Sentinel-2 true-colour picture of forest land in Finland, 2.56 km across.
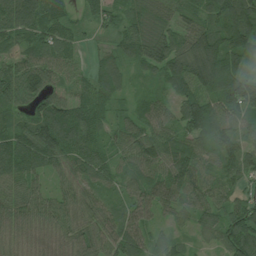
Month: July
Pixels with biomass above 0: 95%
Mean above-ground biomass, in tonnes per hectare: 77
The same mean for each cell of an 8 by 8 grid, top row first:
101 87 24 41 47 43 66 145
52 86 31 42 84 89 137 115
104 74 48 60 45 117 137 112
49 97 85 48 68 71 116 100
99 129 108 58 99 104 87 78
86 48 63 64 76 98 59 54
87 71 75 57 80 60 70 70
69 46 83 95 67 40 38 105
